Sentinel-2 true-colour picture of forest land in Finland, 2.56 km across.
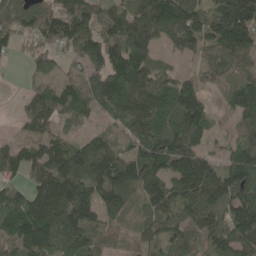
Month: May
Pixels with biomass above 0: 88%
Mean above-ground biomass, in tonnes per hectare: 105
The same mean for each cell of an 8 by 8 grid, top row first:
92 106 136 86 109 180 96 197
46 70 121 135 126 71 72 125
4 109 111 164 132 70 49 84
22 107 90 74 135 132 60 79
69 97 63 60 129 155 47 63
53 132 136 150 133 119 134 157
137 176 157 91 79 89 146 159
142 124 113 48 67 90 89 143
